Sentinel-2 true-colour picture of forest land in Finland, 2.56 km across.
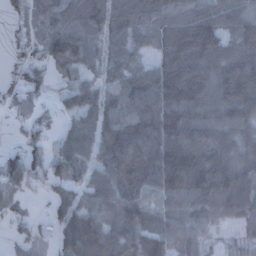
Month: December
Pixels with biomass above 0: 87%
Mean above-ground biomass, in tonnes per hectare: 87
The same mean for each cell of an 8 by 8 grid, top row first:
30 87 95 114 86 91 93 85
29 90 103 81 56 146 132 101
47 51 44 68 113 194 120 136
32 23 87 81 112 134 102 103
28 47 109 123 131 137 98 75
88 84 72 121 128 164 143 100
29 28 77 79 85 77 80 72
33 40 128 101 106 66 37 28
